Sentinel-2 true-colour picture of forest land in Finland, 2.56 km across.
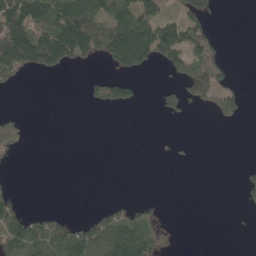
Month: May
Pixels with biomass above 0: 33%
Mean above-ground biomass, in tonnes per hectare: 47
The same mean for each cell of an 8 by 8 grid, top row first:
168 125 169 104 117 52 59 0
197 194 149 162 169 147 88 0
35 4 4 62 11 42 111 9
15 0 0 12 1 45 19 37
24 0 0 0 0 2 0 0
3 0 0 0 0 0 0 11
72 9 0 28 37 0 0 6
104 94 94 123 106 18 0 0
